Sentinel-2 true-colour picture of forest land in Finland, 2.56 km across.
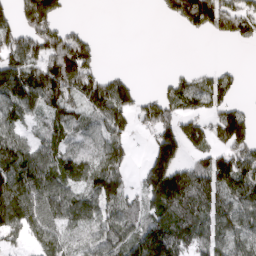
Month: March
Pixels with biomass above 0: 68%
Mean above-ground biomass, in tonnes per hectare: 92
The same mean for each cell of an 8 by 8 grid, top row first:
87 152 0 0 0 76 160 114
115 125 129 0 0 0 0 11
162 156 153 71 5 50 65 35
105 84 78 132 77 88 87 74
115 82 78 94 24 153 90 156
139 109 101 126 75 148 138 166
137 113 107 87 74 140 115 122
45 105 58 116 184 136 109 85
